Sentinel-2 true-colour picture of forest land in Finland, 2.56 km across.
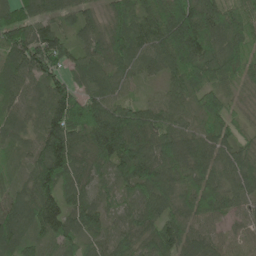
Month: June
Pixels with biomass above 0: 97%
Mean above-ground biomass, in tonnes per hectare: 90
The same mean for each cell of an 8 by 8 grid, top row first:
98 84 64 68 97 168 115 71
126 143 53 109 85 159 89 62
77 99 56 76 41 74 72 59
59 114 150 102 78 60 91 29
50 152 114 161 127 109 99 60
40 131 88 73 134 106 103 108
95 120 90 45 78 88 113 58
90 66 62 59 76 103 70 43
